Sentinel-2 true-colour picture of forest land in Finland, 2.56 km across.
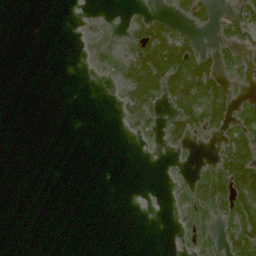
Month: June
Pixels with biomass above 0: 30%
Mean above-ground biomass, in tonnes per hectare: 32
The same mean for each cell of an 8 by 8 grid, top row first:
0 0 2 3 31 35 35 53
0 0 3 20 112 135 24 59
0 0 0 12 138 127 126 23
0 0 0 2 70 73 119 66
0 0 0 0 7 31 9 114
0 0 0 0 0 8 71 162
0 0 0 0 0 23 76 119
0 0 0 0 0 7 37 116
